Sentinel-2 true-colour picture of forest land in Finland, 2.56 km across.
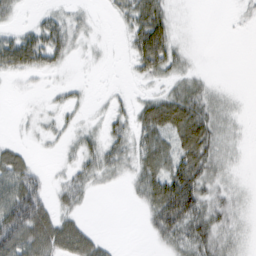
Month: February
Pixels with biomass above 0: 59%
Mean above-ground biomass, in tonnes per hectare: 27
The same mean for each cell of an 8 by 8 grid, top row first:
12 21 15 10 39 7 0 5
68 58 11 2 14 15 0 0
7 5 4 0 7 25 13 0
2 9 11 18 39 71 44 8
14 7 25 32 40 48 56 10
56 13 31 19 41 66 44 7
88 40 20 0 22 91 45 15
77 75 60 6 2 40 48 18
